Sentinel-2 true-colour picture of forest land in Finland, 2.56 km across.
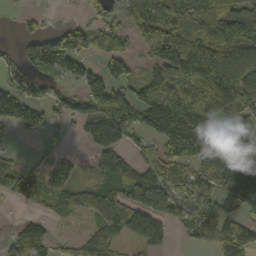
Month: October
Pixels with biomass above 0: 69%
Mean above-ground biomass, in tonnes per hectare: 90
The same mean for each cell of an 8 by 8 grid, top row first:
16 18 17 70 137 131 132 105
27 140 81 77 77 184 175 115
62 79 75 88 42 160 151 132
117 52 81 173 22 124 142 134
8 16 20 104 37 165 177 159
70 84 31 83 103 67 103 172
7 28 63 106 170 82 114 111
75 74 45 77 92 14 51 142
